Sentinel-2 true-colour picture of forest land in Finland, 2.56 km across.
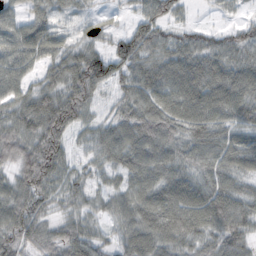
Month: October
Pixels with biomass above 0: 88%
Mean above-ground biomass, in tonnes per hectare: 66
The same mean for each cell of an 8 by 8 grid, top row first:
50 63 35 18 53 36 6 16
84 74 52 51 77 62 56 60
69 46 107 66 71 80 88 76
61 95 87 38 77 81 82 70
83 102 30 75 90 71 84 69
59 90 43 43 77 74 68 65
78 46 48 49 85 95 98 73
72 59 87 37 78 77 61 67
